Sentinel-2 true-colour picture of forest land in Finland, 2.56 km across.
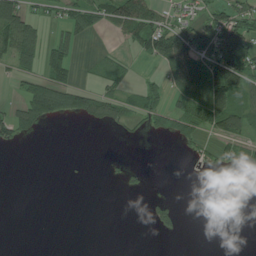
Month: July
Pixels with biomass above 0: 35%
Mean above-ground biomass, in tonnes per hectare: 40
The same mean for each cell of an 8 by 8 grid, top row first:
109 35 72 75 78 44 60 87
105 71 27 9 54 138 105 131
24 84 18 42 21 79 140 108
53 109 82 57 60 63 146 97
27 0 0 0 1 16 20 68
0 0 1 6 9 0 5 8
0 0 0 0 6 27 0 0
0 0 0 0 0 3 0 0
